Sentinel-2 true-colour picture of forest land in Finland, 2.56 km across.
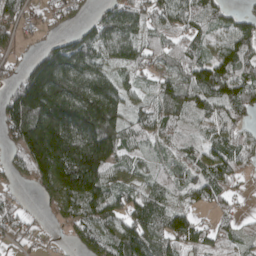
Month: April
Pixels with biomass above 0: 82%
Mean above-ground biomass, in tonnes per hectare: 95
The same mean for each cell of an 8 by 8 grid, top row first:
52 37 37 93 65 75 99 64
25 81 130 85 60 67 49 112
69 262 173 95 32 79 147 119
176 250 202 144 56 80 69 72
103 299 203 139 43 57 71 78
41 177 233 77 49 55 95 46
43 41 144 114 113 68 34 17
26 7 62 126 154 98 77 51
